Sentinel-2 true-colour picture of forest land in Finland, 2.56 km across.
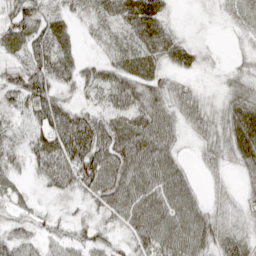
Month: April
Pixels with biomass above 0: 90%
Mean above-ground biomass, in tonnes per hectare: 48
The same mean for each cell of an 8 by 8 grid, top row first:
69 47 24 41 71 12 7 19
40 74 17 34 53 42 11 12
59 67 46 60 60 26 6 35
50 84 50 56 81 45 30 59
36 87 94 76 84 41 32 57
20 52 84 98 85 76 14 17
22 13 16 63 91 87 36 22
48 31 37 32 60 85 57 45
